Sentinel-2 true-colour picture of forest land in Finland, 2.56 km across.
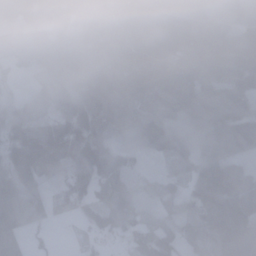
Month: January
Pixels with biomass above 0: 85%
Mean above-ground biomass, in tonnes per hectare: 88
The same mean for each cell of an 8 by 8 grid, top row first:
43 89 100 90 148 115 81 78
73 113 81 110 123 117 120 112
19 99 145 177 153 109 80 120
65 67 139 104 89 71 85 86
68 95 138 50 105 94 71 120
72 51 110 72 29 45 118 100
98 53 59 96 36 42 88 118
61 17 17 39 91 65 84 107
